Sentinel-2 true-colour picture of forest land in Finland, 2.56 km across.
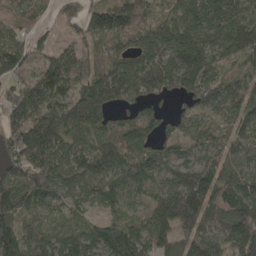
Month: April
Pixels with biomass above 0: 93%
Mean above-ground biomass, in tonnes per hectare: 118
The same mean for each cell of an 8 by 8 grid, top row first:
68 29 71 147 85 119 169 130
85 59 82 55 125 173 138 158
92 166 127 154 179 122 101 72
134 187 181 89 62 43 62 100
138 214 106 129 94 72 71 78
98 171 118 110 100 101 134 99
172 82 53 70 62 233 158 155
199 106 112 144 128 148 160 194
